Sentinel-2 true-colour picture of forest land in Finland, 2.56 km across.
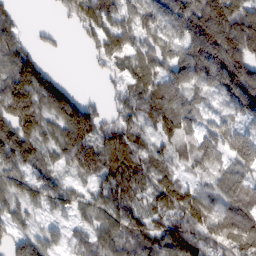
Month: February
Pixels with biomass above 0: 86%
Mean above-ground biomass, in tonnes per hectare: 102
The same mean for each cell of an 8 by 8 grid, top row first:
36 6 115 144 118 167 194 137
87 27 15 133 111 104 222 170
147 101 2 37 116 105 138 201
154 95 147 50 80 137 57 89
166 76 159 119 67 108 113 144
91 79 60 116 99 79 70 105
57 48 56 100 71 105 111 132
75 57 44 93 89 142 108 148
